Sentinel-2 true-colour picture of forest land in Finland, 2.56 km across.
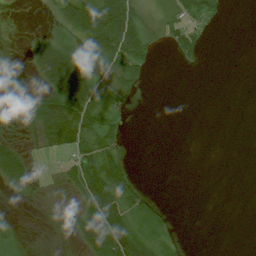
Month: July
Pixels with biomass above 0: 43%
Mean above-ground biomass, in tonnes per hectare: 21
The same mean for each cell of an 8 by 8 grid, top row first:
0 7 60 85 19 22 27 0
2 40 25 65 31 39 7 0
15 45 71 37 20 0 0 0
13 61 82 30 0 0 0 0
14 29 41 29 0 0 0 0
33 2 43 56 2 0 0 0
1 2 25 54 43 2 0 0
8 1 23 76 36 13 0 0
